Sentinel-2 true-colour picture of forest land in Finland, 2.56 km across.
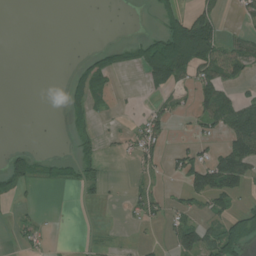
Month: July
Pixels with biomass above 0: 30%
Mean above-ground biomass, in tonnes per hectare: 28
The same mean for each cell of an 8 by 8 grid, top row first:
0 0 0 0 1 40 49 18
0 0 0 26 53 128 111 45
0 0 39 20 29 40 57 28
0 0 22 7 16 17 60 78
1 0 23 4 49 6 18 96
60 12 30 1 16 22 84 86
9 0 3 1 36 22 38 23
12 8 1 3 3 55 61 93
